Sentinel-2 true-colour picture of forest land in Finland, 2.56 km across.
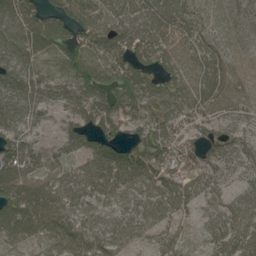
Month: June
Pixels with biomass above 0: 91%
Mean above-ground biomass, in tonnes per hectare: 73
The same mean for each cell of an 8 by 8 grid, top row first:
97 84 73 76 90 94 66 70
80 70 74 77 89 78 81 61
77 59 79 83 68 77 97 70
82 37 73 88 72 77 68 60
74 22 57 73 75 66 51 60
100 68 82 98 90 61 62 45
121 108 79 63 74 71 54 80
66 65 89 79 41 52 54 90
